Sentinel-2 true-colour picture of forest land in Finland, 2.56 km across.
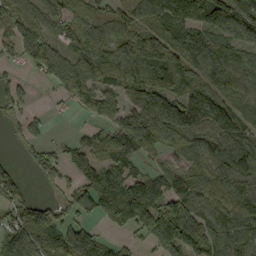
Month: September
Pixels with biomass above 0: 80%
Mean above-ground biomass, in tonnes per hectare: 94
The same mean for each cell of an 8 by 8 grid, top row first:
96 78 83 70 91 135 92 126
66 94 83 91 166 129 119 79
35 42 132 90 106 124 78 83
38 13 34 86 149 157 127 70
16 41 50 89 142 110 98 114
46 41 68 95 78 111 108 166
67 65 81 97 132 139 84 151
108 98 149 29 54 172 113 112
